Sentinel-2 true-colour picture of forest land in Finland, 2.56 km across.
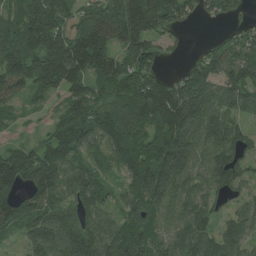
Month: July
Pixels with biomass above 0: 88%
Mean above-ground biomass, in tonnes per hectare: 104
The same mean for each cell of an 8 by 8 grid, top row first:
91 179 82 150 180 101 50 40
126 136 143 121 104 23 35 108
123 123 101 131 131 71 121 132
40 38 116 142 159 172 130 91
37 80 108 106 137 172 111 100
165 149 83 42 141 157 104 89
111 97 88 49 108 76 70 58
31 110 153 109 101 83 81 91
